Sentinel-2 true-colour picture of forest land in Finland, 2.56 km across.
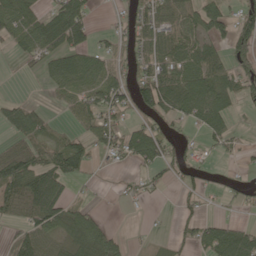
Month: May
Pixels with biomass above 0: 58%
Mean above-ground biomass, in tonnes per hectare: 50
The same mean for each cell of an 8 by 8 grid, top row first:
65 56 77 12 60 56 91 57
39 65 66 41 53 75 55 71
1 36 83 62 67 88 88 62
74 27 61 67 42 46 95 15
45 54 56 56 97 27 19 14
111 98 43 3 30 26 16 12
69 91 38 2 5 18 10 19
46 49 71 54 3 25 70 100
